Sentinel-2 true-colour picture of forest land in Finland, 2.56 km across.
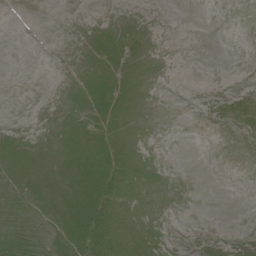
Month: July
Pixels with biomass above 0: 33%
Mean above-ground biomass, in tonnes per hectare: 6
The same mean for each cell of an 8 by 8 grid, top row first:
0 0 0 0 0 0 0 0
0 0 0 4 0 0 0 0
0 0 2 5 0 0 0 0
0 0 4 14 0 0 0 0
2 2 17 18 1 0 0 0
14 10 28 26 4 0 0 0
21 22 31 24 5 0 0 0
28 26 35 28 17 2 6 7
